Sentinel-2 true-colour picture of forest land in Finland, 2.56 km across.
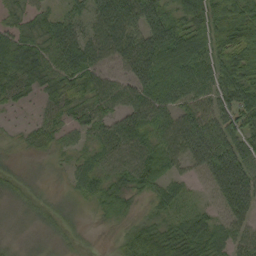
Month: September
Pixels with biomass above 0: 89%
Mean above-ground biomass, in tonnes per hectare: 51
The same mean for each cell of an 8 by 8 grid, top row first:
31 37 33 98 79 52 86 69
72 58 73 75 77 98 72 83
64 53 65 48 72 76 57 82
12 31 44 47 73 48 54 72
12 36 30 59 64 68 90 59
23 11 43 53 69 33 41 62
17 21 13 52 22 33 20 57
13 16 11 13 66 82 63 46
